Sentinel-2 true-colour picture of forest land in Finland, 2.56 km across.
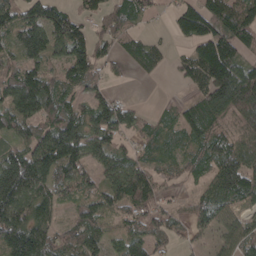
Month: April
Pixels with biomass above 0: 82%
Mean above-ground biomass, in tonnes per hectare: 87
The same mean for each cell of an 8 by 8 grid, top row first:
75 105 46 68 42 67 112 116
72 119 84 60 72 17 129 92
111 81 80 22 15 21 106 163
124 107 87 108 26 43 135 130
70 136 145 85 42 46 92 87
223 116 93 126 119 46 75 143
143 89 71 81 77 27 84 50
172 119 91 44 102 34 32 99
